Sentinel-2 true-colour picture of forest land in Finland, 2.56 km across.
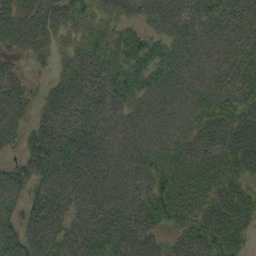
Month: September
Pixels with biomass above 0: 92%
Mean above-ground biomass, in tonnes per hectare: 41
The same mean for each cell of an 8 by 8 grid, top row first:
42 49 46 30 24 31 32 30
29 27 37 46 43 28 20 26
26 16 50 44 40 27 25 38
38 36 38 34 27 24 40 52
23 62 61 34 32 31 36 54
41 53 53 40 39 48 41 52
33 59 40 48 51 62 46 61
52 59 56 56 47 37 66 40
